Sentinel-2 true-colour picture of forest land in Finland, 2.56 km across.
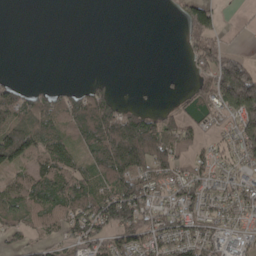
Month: April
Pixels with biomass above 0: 59%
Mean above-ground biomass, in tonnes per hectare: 66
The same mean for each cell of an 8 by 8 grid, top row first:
0 0 0 0 0 21 94 6
0 0 0 0 0 1 100 19
19 4 5 14 1 4 85 224
95 94 106 94 55 32 53 166
148 88 62 162 157 93 30 87
54 105 85 112 99 87 65 63
82 84 104 172 131 98 83 83
44 50 85 85 111 105 88 53
